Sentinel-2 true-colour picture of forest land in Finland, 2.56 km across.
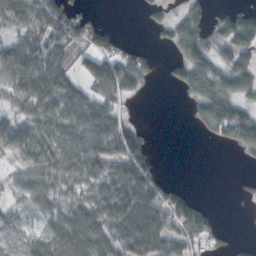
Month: October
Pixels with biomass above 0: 68%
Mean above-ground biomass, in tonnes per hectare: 46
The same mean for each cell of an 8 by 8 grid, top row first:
58 74 36 0 10 25 29 44
68 64 48 49 19 40 45 69
71 76 39 100 36 30 75 59
36 60 66 48 1 0 72 69
65 54 75 60 41 0 10 53
25 51 55 56 73 2 0 4
21 37 50 62 86 79 19 0
22 47 69 69 86 78 44 9
